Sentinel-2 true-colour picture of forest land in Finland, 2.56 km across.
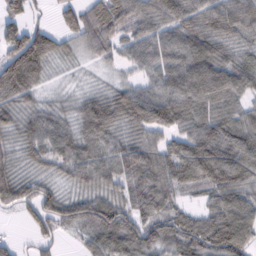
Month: February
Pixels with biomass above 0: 90%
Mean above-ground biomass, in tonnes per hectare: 73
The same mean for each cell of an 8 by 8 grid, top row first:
61 15 76 75 71 72 67 73
130 106 45 54 75 87 85 50
136 34 15 23 47 71 105 76
79 60 70 104 112 99 81 62
61 84 80 69 76 62 106 91
63 48 61 70 106 79 88 89
60 75 85 91 88 57 51 90
21 45 35 90 93 77 86 104
